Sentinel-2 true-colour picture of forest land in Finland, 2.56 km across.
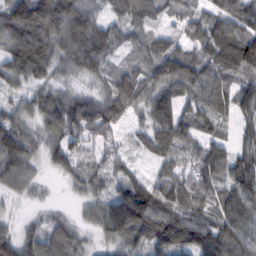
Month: February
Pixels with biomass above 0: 93%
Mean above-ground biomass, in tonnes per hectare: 72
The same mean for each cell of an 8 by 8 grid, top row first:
97 98 95 48 62 42 57 81
90 78 99 60 55 56 87 141
54 48 35 58 73 101 80 62
47 88 105 88 56 105 68 71
97 61 62 37 44 100 61 46
79 17 59 54 39 83 87 94
13 19 24 114 129 102 73 96
79 81 47 56 79 98 94 85
